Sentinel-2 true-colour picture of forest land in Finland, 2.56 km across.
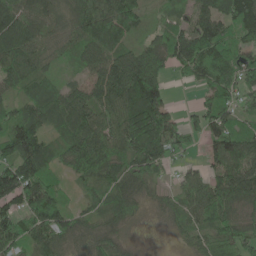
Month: May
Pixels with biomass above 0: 88%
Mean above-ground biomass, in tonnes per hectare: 83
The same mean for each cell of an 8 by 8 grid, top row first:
116 88 98 93 52 46 99 137
107 69 68 76 72 113 131 83
75 63 42 127 169 18 87 85
68 91 121 88 179 48 91 53
120 65 102 84 130 99 59 106
148 79 49 69 74 32 72 145
73 131 33 66 24 47 92 77
99 102 52 66 4 15 57 96
